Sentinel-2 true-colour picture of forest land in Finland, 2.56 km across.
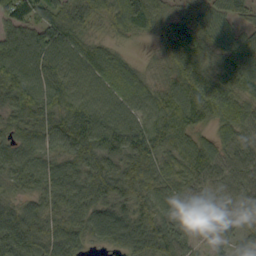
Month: September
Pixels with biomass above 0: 95%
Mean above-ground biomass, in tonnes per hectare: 80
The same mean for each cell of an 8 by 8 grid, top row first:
90 76 72 72 116 59 66 47
87 99 70 38 5 118 70 91
100 90 82 86 49 83 96 87
78 90 119 87 82 120 109 100
61 63 99 98 124 85 66 64
77 83 79 88 113 70 77 70
65 76 92 81 67 52 46 64
129 90 60 68 113 72 23 44
